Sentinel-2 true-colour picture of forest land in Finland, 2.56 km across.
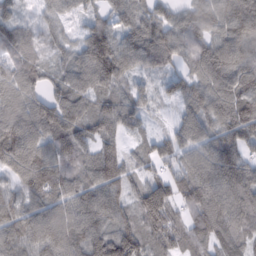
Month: February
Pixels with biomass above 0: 95%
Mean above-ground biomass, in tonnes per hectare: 93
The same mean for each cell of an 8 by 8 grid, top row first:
52 51 49 67 80 63 104 137
58 43 85 139 95 89 105 120
90 56 87 109 42 65 113 124
108 121 107 108 66 54 98 128
144 91 93 67 44 78 90 99
95 108 81 110 63 81 118 114
97 90 100 101 139 78 139 114
94 104 111 137 102 77 98 89
